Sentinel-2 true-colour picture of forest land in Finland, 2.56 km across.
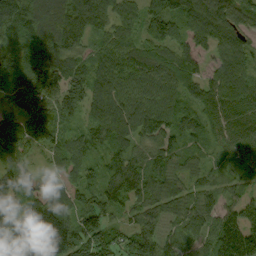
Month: September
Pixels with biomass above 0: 95%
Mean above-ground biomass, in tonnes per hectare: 109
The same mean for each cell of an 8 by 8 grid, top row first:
141 149 149 94 100 108 125 124
81 116 92 101 87 101 68 77
99 141 125 137 107 114 85 93
81 119 76 156 96 93 99 95
90 101 80 111 74 79 68 100
116 67 77 96 112 90 55 50
141 180 107 81 88 94 101 107
203 306 138 111 135 76 102 207
